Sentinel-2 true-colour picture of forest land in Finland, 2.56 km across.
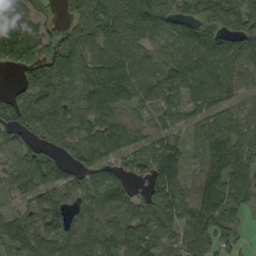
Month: September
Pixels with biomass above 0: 86%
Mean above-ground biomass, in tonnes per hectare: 80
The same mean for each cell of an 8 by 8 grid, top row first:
99 35 67 86 91 73 85 81
160 91 71 108 69 67 109 79
22 103 80 160 76 86 95 69
76 88 75 108 37 48 69 50
61 57 73 97 45 67 86 85
55 96 79 71 50 91 116 111
31 92 52 87 69 87 147 65
85 87 87 81 80 51 101 41
